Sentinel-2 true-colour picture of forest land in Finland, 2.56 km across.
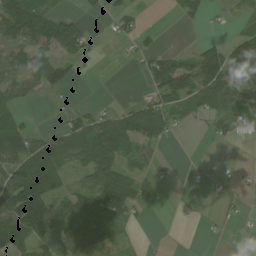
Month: July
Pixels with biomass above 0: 53%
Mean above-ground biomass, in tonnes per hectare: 51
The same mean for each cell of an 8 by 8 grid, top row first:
126 85 35 42 15 19 20 23
62 79 61 2 41 15 64 114
72 82 13 0 31 139 112 96
30 2 41 36 91 64 36 52
85 55 78 94 66 4 9 5
111 96 23 102 30 5 10 14
146 129 100 84 20 5 1 10
59 65 81 35 9 0 2 1
